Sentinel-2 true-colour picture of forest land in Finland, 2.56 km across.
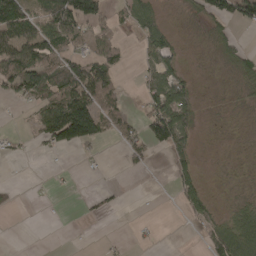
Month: April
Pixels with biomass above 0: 42%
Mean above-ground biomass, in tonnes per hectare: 39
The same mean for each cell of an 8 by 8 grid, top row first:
94 75 100 29 51 4 41 67
107 87 56 52 37 37 9 28
102 92 110 52 31 55 1 29
4 89 166 52 46 110 3 5
9 44 86 19 64 80 1 2
0 3 4 1 5 59 4 3
11 1 5 10 0 15 47 29
0 0 0 3 5 0 50 98
